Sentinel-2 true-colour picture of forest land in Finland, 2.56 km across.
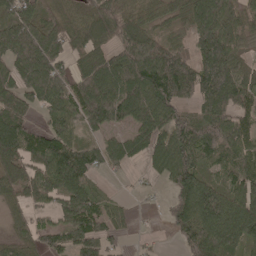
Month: May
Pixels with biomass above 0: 81%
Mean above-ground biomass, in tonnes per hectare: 101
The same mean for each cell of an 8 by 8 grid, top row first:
113 73 60 128 63 47 117 66
179 146 71 82 120 91 146 64
118 174 97 117 149 219 158 96
111 86 112 122 110 111 110 87
168 120 68 62 87 135 140 106
127 121 128 19 21 111 69 94
57 58 117 54 7 86 169 154
61 74 120 57 10 32 156 134
